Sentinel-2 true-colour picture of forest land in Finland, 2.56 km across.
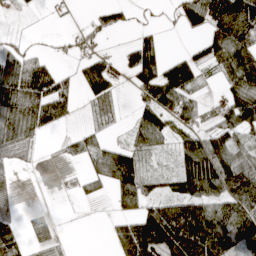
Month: April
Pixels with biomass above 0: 60%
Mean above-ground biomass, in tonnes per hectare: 64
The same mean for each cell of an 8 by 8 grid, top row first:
7 4 4 45 4 24 95 145
32 8 31 6 85 2 56 107
133 101 58 66 85 104 19 108
141 103 13 18 58 82 36 110
90 6 36 33 55 57 105 67
14 0 23 106 71 63 154 131
29 7 1 18 39 116 123 105
68 35 0 38 84 158 209 148
